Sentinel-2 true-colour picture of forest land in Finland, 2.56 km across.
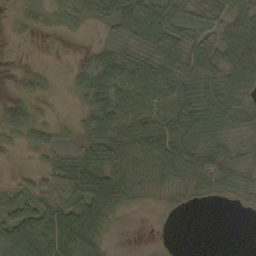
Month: October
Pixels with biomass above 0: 74%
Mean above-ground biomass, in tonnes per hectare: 46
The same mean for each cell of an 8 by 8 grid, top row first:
12 19 21 49 80 53 40 50
0 2 4 38 52 76 54 92
14 12 30 63 63 80 69 78
45 5 17 71 62 71 89 55
13 30 22 72 74 80 67 37
7 24 91 89 65 66 89 43
45 42 70 97 10 19 7 15
74 91 105 14 0 2 0 0
